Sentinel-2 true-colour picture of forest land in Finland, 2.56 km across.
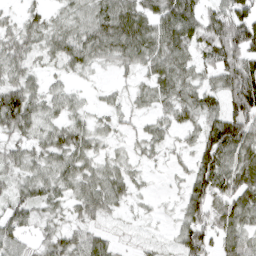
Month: April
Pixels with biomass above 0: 83%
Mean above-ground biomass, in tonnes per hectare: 57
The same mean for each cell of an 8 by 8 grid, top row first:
20 31 43 84 68 105 69 96
54 50 71 69 73 86 72 112
55 24 18 16 35 68 39 129
112 40 28 27 28 56 63 114
41 54 59 29 32 24 97 106
47 58 64 57 17 15 100 73
63 49 49 48 15 20 82 75
59 48 61 38 27 41 70 71
